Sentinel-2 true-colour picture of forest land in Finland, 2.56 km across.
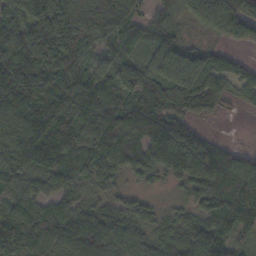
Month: November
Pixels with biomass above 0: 92%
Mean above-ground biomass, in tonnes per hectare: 94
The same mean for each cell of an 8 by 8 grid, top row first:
99 156 102 100 49 71 128 151
121 155 99 81 53 101 46 40
129 114 104 65 84 134 125 52
116 102 86 86 120 90 78 18
109 107 79 126 111 182 79 15
87 96 67 66 64 76 135 142
86 81 84 59 57 43 105 112
91 103 137 115 94 92 136 50
